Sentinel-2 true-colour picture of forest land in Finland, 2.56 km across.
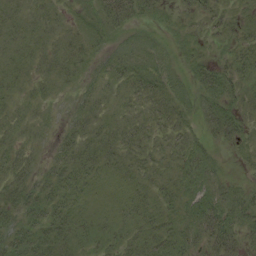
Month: August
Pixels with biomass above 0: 85%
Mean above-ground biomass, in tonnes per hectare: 21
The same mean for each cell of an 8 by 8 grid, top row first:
8 8 14 45 24 13 22 12
10 13 24 18 22 16 11 24
13 16 15 29 33 21 35 34
14 8 21 16 21 26 28 22
18 9 29 21 17 18 16 20
24 19 24 15 13 20 29 6
27 29 19 13 18 19 36 33
27 30 21 18 23 28 33 26
